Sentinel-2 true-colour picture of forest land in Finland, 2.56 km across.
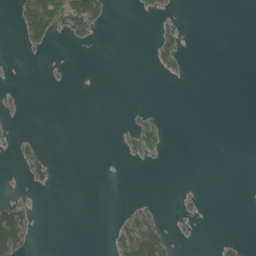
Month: June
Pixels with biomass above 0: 12%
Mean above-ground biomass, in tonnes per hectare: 8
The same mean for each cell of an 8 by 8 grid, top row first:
15 78 75 9 3 4 0 0
2 12 4 0 0 26 0 0
0 1 0 0 0 3 0 0
2 0 0 0 6 0 0 0
8 2 0 0 22 0 0 0
1 17 0 0 0 0 0 0
41 0 0 0 12 3 1 0
76 0 0 14 75 8 0 5
